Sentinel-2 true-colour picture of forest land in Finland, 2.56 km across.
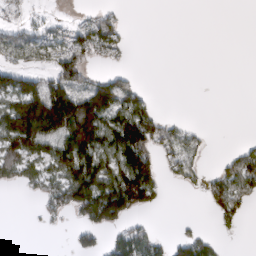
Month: March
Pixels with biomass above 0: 43%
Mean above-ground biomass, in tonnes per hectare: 64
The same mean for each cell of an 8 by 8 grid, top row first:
22 18 14 42 0 0 0 0
91 67 96 59 0 0 0 0
96 106 104 81 5 0 0 0
200 290 214 138 99 1 0 0
152 110 199 130 169 82 16 14
63 72 152 122 169 38 30 107
0 42 115 168 77 0 28 47
0 0 34 42 90 41 44 2
